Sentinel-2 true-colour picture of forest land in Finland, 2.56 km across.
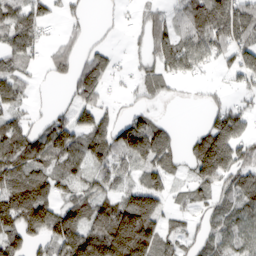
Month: March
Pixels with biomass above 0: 71%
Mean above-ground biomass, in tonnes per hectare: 82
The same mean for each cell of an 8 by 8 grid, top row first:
91 52 22 5 30 53 164 129
99 29 26 26 35 130 101 97
80 14 109 36 55 52 9 42
64 23 76 25 46 0 40 70
122 108 91 125 160 49 180 108
117 92 63 73 63 38 120 91
166 121 102 127 180 35 54 79
102 79 150 221 184 67 59 63
